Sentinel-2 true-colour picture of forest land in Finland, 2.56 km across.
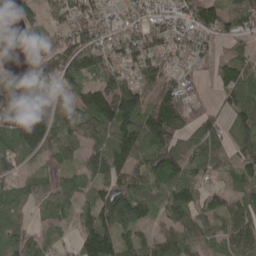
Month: May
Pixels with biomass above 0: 84%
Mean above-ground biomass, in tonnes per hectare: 89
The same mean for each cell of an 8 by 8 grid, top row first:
48 54 89 52 73 89 149 108
13 86 132 97 124 81 46 33
43 99 108 97 77 86 22 96
151 108 105 178 139 156 51 104
113 100 81 136 140 91 111 90
53 36 61 100 91 112 57 77
67 54 63 157 88 96 71 82
89 40 111 145 63 96 48 103
